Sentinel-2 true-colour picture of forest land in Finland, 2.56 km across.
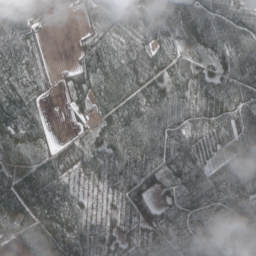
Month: May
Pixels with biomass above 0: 89%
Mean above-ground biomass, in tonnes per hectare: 74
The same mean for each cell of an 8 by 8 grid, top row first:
53 4 18 46 61 86 107 84
84 20 39 102 94 58 62 116
73 35 83 95 137 123 89 110
95 25 31 85 112 87 105 93
47 40 45 91 93 86 69 78
59 100 53 80 106 50 55 123
75 78 55 31 80 72 81 112
51 75 68 38 73 85 96 89
